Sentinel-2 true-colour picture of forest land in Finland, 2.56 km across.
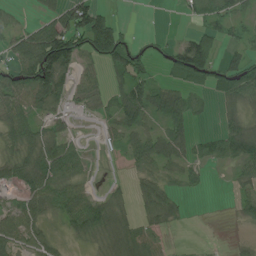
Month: July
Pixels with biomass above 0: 64%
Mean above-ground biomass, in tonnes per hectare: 42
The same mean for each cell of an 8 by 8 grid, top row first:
17 32 118 28 0 2 47 33
56 142 71 115 15 38 78 31
73 114 40 32 50 34 49 66
64 46 15 42 72 73 15 31
45 53 21 18 51 51 35 67
41 70 34 4 35 26 10 27
34 44 79 46 28 27 0 26
54 28 20 36 36 3 1 5
